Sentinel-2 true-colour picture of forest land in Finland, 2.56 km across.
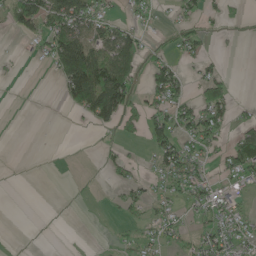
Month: May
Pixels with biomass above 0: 38%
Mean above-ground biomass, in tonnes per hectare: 35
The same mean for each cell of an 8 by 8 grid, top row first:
63 85 86 28 24 20 27 11
3 61 114 89 36 26 17 3
4 5 142 145 30 60 49 0
0 0 35 97 55 58 85 15
0 1 0 13 23 71 41 78
0 0 0 16 21 67 39 44
0 0 0 7 28 30 68 39
0 0 0 7 31 32 50 45
